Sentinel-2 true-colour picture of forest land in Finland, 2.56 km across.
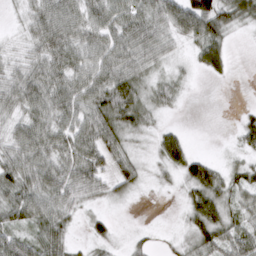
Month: March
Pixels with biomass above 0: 79%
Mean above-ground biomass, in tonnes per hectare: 39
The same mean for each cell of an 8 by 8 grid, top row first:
9 51 45 53 51 55 105 56
12 51 50 53 52 17 69 1
43 57 49 63 39 23 9 0
33 51 48 67 46 9 0 11
41 52 60 48 16 52 0 24
57 54 60 39 26 27 77 37
50 50 28 12 1 6 77 39
46 61 8 25 16 16 58 48
